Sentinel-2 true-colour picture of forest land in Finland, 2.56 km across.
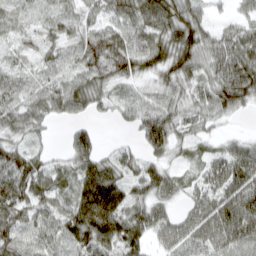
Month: March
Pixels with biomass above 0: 88%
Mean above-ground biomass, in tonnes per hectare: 57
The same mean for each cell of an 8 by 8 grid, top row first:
32 34 46 39 77 85 28 27
27 34 54 74 59 90 62 78
46 48 59 55 37 62 56 99
60 55 44 26 61 58 57 36
45 20 66 12 47 43 25 38
90 59 73 84 74 36 48 80
76 51 92 109 69 32 66 103
61 57 77 92 63 43 60 71
